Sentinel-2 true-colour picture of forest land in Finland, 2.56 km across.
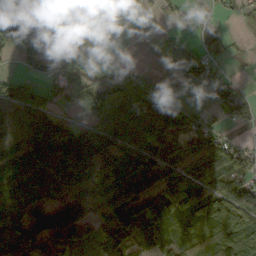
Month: October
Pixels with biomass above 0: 70%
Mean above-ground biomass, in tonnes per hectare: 75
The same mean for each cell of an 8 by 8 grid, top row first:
9 0 13 93 65 38 21 29
82 74 46 39 12 82 51 7
60 44 86 120 59 51 90 21
42 40 25 126 155 120 31 52
25 75 201 146 100 68 92 32
109 108 70 75 119 84 103 73
55 89 87 85 109 115 106 121
148 103 79 104 39 89 107 116
